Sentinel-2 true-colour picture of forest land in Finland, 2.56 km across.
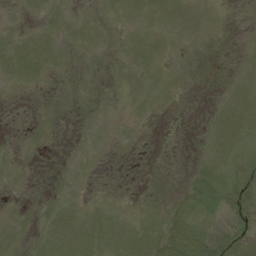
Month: August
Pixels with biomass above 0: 39%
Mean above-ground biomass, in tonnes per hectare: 5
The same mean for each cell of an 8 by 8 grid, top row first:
1 4 2 2 5 9 3 0
11 8 2 1 6 1 1 1
8 3 1 1 4 1 1 5
0 0 1 0 1 0 3 14
0 0 1 1 0 1 6 7
1 1 2 0 1 1 18 6
1 4 5 4 4 8 13 14
6 11 14 12 13 25 19 9
